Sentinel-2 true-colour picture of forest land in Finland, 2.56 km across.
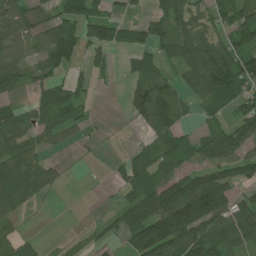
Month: July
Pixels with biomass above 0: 63%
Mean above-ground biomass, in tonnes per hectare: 60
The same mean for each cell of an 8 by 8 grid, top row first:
81 44 78 44 28 85 54 76
67 82 58 48 56 70 89 84
56 47 34 11 88 52 149 101
30 68 46 0 90 92 28 56
68 30 19 1 24 67 64 95
93 33 1 14 51 66 87 75
47 2 0 19 110 163 154 76
34 4 12 25 126 117 106 76
